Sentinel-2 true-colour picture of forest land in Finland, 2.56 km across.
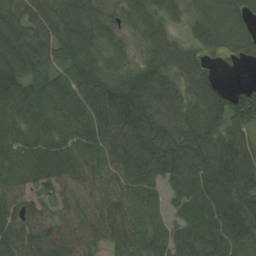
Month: August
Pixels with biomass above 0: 94%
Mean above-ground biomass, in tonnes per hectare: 98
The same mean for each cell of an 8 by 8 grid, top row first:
75 80 121 69 78 48 87 84
118 100 106 70 58 76 66 84
148 100 119 84 120 89 60 9
115 119 99 148 126 100 100 117
100 108 98 118 144 129 105 92
88 118 76 87 119 114 131 136
84 56 65 87 92 57 133 120
99 108 87 68 99 102 136 133
